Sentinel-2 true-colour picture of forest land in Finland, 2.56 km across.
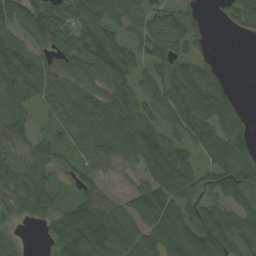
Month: August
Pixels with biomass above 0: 86%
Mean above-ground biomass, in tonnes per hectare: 80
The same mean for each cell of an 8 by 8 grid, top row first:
92 121 107 67 81 60 13 76
111 74 105 121 67 81 22 0
109 81 89 120 63 117 101 1
77 35 96 106 84 114 129 45
57 54 46 88 117 75 111 85
79 51 41 20 59 130 70 123
61 62 94 63 117 95 74 80
27 38 131 119 88 112 126 93
